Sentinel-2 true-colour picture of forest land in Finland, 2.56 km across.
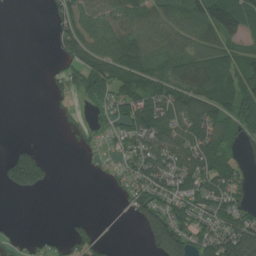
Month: July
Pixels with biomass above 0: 60%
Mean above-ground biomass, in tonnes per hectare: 61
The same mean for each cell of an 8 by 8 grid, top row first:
0 24 79 65 82 88 124 136
0 9 97 108 94 69 78 57
0 20 64 110 100 88 120 93
0 7 10 47 105 87 101 83
26 2 11 21 77 93 96 52
136 55 0 17 72 86 104 52
0 0 0 0 89 71 68 59
20 22 65 11 38 156 72 160
